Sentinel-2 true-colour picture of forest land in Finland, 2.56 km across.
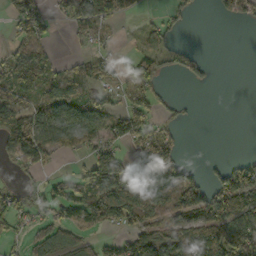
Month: October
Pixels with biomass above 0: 54%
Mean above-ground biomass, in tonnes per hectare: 59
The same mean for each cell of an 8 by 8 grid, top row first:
76 37 128 90 11 29 2 41
55 31 8 17 36 39 1 0
75 60 75 33 86 13 18 0
112 80 92 50 71 15 0 0
111 83 51 77 88 46 0 0
21 23 34 183 156 120 31 90
47 46 70 131 101 94 108 135
27 56 60 32 98 76 97 128
